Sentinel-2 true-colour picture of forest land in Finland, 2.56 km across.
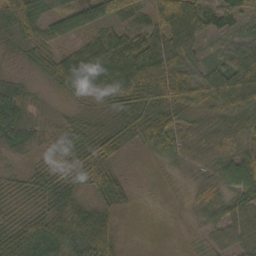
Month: October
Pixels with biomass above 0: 91%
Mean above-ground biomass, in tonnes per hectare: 49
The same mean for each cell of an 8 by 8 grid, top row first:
91 61 80 72 40 90 60 42
23 40 41 63 72 59 22 55
23 28 68 74 51 46 53 98
72 22 19 34 77 51 45 73
45 32 56 44 53 71 54 62
21 47 45 38 3 21 36 73
30 48 65 32 1 8 46 61
73 99 83 52 3 7 38 49
